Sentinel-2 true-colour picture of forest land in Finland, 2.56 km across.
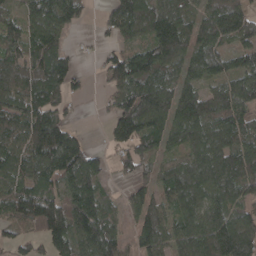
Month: April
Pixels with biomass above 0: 84%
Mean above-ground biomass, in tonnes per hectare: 111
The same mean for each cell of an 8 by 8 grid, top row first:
60 170 68 82 168 145 119 142
87 126 13 43 88 167 119 85
123 144 35 82 144 112 88 103
140 127 11 73 195 150 120 111
101 189 99 55 106 83 127 106
111 128 172 37 70 135 113 130
90 174 149 45 131 103 117 80
59 115 129 120 122 118 160 214
